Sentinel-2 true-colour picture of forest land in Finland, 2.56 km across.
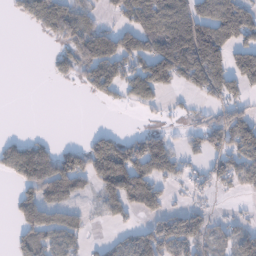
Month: January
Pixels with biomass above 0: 53%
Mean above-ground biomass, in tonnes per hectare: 72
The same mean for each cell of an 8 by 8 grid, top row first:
23 130 87 32 104 126 120 140
0 11 105 109 93 158 191 115
0 10 43 99 151 88 136 104
0 0 0 5 20 18 41 70
54 38 29 104 97 39 94 97
72 175 113 171 138 54 49 69
60 88 24 49 94 33 29 6
39 80 46 18 79 126 69 74
